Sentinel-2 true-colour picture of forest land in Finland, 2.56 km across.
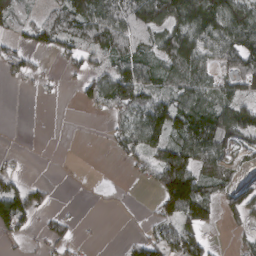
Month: March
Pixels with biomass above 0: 59%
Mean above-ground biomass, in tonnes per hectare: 59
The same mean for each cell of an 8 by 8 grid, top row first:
56 52 98 88 102 132 148 121
35 48 63 86 61 111 79 104
26 12 40 108 92 71 58 90
0 0 5 58 106 106 87 89
0 0 0 29 87 95 101 52
37 0 0 0 29 190 76 35
146 27 2 2 4 138 74 59
29 38 10 0 49 88 37 21
